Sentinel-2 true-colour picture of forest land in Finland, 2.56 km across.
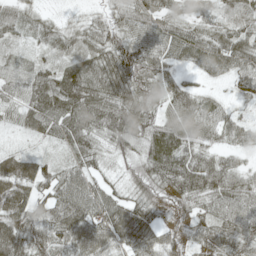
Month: May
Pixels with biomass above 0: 94%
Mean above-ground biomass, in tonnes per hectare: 57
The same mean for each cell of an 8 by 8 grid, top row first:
54 21 16 35 62 47 36 78
31 40 44 67 67 65 67 72
52 65 98 79 81 39 21 43
47 86 99 97 77 67 57 19
11 26 60 55 64 77 42 37
60 43 60 23 71 84 82 52
60 48 79 71 58 39 41 72
76 66 54 55 70 44 46 66
